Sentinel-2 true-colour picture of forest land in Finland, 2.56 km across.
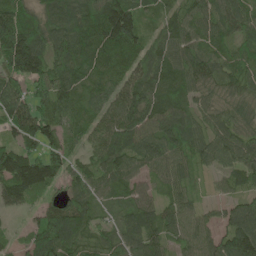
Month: May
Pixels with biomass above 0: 93%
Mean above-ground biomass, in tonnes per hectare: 86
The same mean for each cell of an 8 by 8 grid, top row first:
117 94 107 157 72 64 86 98
172 105 113 110 90 101 87 54
102 123 82 77 107 88 94 75
110 98 65 97 108 97 71 80
75 95 45 110 89 97 81 89
132 123 72 88 62 76 30 68
48 61 90 40 75 72 30 62
18 127 76 57 90 60 68 120
